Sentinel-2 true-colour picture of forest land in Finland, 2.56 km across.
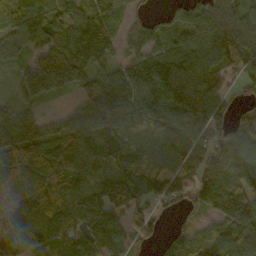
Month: October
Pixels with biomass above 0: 88%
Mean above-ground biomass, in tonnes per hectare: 106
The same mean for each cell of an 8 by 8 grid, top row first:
91 110 96 69 34 54 126 99
83 114 123 68 83 82 119 132
58 192 110 59 118 125 103 48
118 29 117 132 137 115 125 40
169 130 177 117 142 126 82 95
100 100 161 161 166 72 80 123
152 122 142 180 68 34 54 130
154 99 103 121 50 61 99 122
